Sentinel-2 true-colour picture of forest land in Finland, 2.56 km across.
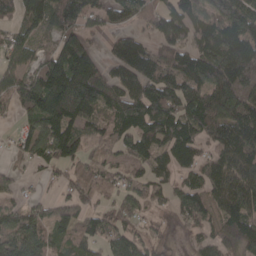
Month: April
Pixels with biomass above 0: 82%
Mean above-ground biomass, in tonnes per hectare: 111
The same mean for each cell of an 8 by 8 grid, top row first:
70 133 98 79 75 137 120 149
112 73 147 48 76 138 143 186
86 198 246 106 138 112 135 198
58 188 188 87 159 141 202 141
48 155 111 68 117 130 69 127
42 32 93 69 67 64 102 145
69 80 97 66 59 78 84 128
173 122 94 91 71 53 65 148
